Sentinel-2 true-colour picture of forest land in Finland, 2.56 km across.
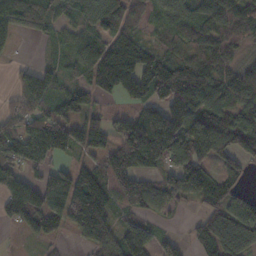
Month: November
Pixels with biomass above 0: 79%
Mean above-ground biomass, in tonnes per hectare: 99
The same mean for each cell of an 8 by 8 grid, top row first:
146 98 89 103 54 90 121 104
30 32 113 150 116 64 107 50
39 95 55 172 188 165 113 118
65 100 80 31 88 165 145 111
132 187 95 89 225 152 140 104
115 88 102 112 83 100 98 61
143 115 152 108 67 34 72 106
8 47 36 90 62 29 102 113
